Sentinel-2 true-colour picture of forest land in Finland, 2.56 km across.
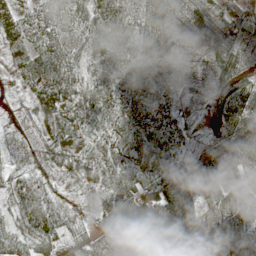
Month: May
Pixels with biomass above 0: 97%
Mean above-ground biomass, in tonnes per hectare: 52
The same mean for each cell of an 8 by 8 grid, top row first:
48 40 53 84 65 43 50 41
26 57 56 54 66 50 44 40
26 73 58 51 55 30 22 57
22 67 72 48 66 47 25 66
28 57 58 67 66 52 33 64
32 37 44 70 72 73 37 34
44 64 25 66 102 100 44 65
48 48 46 52 54 77 32 61
